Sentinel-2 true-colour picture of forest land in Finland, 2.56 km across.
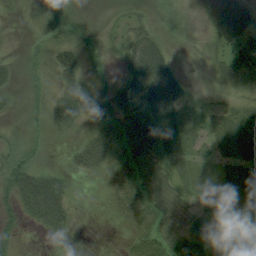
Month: August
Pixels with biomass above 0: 80%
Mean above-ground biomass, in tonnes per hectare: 28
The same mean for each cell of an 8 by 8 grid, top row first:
14 28 9 9 15 19 28 36
7 23 33 20 36 9 20 36
17 18 40 18 41 33 8 55
10 35 47 36 45 34 17 34
15 11 22 59 51 51 19 39
44 34 13 20 48 38 14 50
25 70 2 17 47 24 36 47
15 8 0 0 43 47 44 33
